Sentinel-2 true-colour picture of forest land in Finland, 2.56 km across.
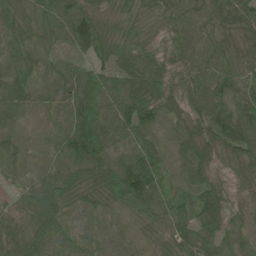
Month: June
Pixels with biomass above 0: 97%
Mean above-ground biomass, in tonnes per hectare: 58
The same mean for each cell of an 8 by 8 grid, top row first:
42 44 80 40 43 53 48 67
40 36 47 60 58 74 54 41
52 29 83 72 84 73 63 48
44 30 123 92 120 59 80 67
30 17 130 76 50 52 58 85
17 42 78 88 118 18 45 38
41 84 38 48 61 61 71 38
65 70 43 29 35 64 47 42
